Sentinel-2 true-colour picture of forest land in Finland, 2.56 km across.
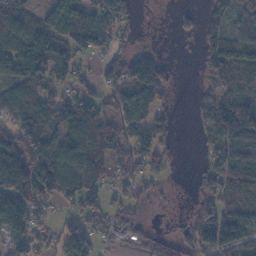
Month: November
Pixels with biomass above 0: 72%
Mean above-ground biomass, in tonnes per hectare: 80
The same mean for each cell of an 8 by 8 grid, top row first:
87 68 113 114 6 13 48 89
112 140 95 60 37 1 55 76
105 117 48 80 156 20 63 85
85 89 123 72 102 15 74 155
108 103 112 112 118 34 44 97
186 160 127 56 57 4 51 68
150 45 82 48 39 3 83 90
83 43 113 42 68 73 105 100
